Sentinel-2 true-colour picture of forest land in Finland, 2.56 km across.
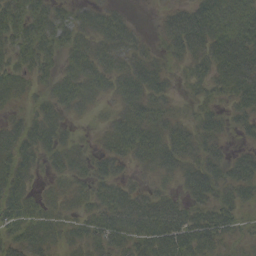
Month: September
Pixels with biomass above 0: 82%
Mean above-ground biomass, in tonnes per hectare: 35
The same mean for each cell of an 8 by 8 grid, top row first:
46 41 24 28 0 31 52 43
40 37 37 41 19 34 50 58
33 22 46 35 48 14 38 59
13 31 20 18 44 19 27 30
40 37 17 33 51 44 33 13
42 16 27 30 14 30 56 47
41 27 26 51 46 39 40 34
37 35 31 45 50 65 51 21
